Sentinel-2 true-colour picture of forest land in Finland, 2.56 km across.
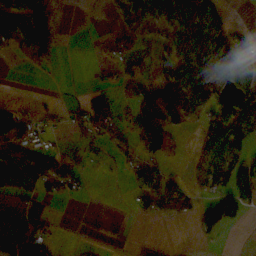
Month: November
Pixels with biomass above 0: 46%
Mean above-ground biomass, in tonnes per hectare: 45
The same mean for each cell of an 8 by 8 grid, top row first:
68 86 2 13 65 67 42 0
54 107 0 18 23 45 68 34
0 7 0 23 48 79 105 113
47 15 36 61 62 62 68 118
57 20 30 48 68 15 79 84
130 73 32 5 50 20 49 104
41 7 0 0 30 31 51 71
128 59 7 0 15 2 12 0
